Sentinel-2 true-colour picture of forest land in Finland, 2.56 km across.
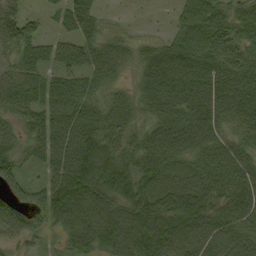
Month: September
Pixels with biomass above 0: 91%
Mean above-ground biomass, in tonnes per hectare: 70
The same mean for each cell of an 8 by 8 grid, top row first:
47 19 68 11 1 5 52 70
62 39 54 60 43 50 52 70
66 50 56 50 56 87 86 93
62 71 81 77 57 78 87 86
56 68 105 87 78 80 79 65
48 49 116 104 95 70 89 90
68 77 107 95 109 89 78 81
42 27 81 114 116 99 93 91
